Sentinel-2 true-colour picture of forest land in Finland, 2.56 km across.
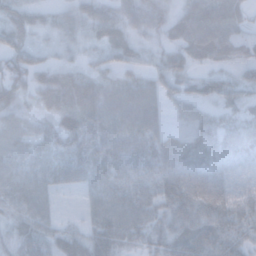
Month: November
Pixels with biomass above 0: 91%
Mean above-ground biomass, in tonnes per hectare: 44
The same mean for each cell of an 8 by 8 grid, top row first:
39 18 35 39 47 37 77 37
51 21 20 46 21 40 64 33
40 40 53 38 37 37 29 30
35 37 78 58 66 16 23 25
39 43 52 47 48 33 40 32
43 44 54 51 43 63 73 23
36 30 15 61 61 67 85 42
36 39 41 63 44 69 84 45
